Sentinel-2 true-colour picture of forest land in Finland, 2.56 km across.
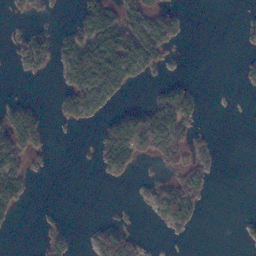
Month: November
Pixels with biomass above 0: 32%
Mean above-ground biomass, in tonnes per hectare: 29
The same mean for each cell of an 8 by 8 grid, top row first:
8 7 42 74 79 26 0 4
19 50 95 113 111 13 0 5
1 4 80 95 17 14 0 9
53 10 56 22 57 83 2 0
80 21 1 69 72 65 12 0
85 3 0 20 7 34 20 0
44 1 0 3 7 80 3 0
0 25 3 54 10 5 0 5
